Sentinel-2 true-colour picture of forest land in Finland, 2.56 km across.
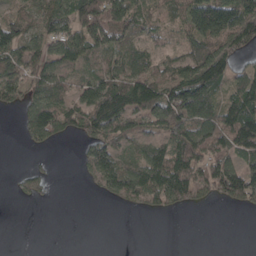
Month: April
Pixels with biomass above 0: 65%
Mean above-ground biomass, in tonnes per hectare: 72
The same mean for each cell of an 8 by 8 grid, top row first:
54 87 142 156 64 57 169 157
110 80 109 79 52 37 117 92
92 101 65 100 114 104 149 72
34 107 92 154 115 121 87 129
3 45 37 103 57 111 120 117
14 28 19 122 112 142 94 114
2 3 0 13 51 46 19 41
0 0 0 0 0 0 0 0
